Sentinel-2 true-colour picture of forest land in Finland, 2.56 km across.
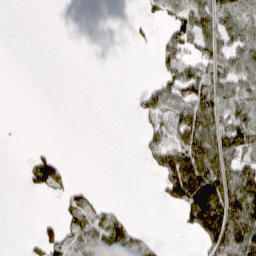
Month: March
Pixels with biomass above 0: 39%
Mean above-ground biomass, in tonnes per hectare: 45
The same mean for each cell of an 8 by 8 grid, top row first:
0 0 0 0 15 59 81 108
0 0 0 0 5 74 68 86
0 0 0 0 7 86 98 81
0 0 0 0 55 97 102 87
0 2 0 0 42 105 111 93
1 76 1 0 3 132 149 115
0 0 65 26 0 40 161 143
0 47 75 110 48 0 93 144
